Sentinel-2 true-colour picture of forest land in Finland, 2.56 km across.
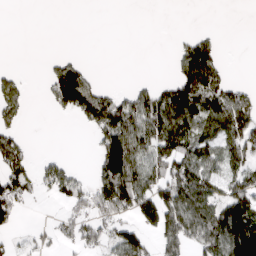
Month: April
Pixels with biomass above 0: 47%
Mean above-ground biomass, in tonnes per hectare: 68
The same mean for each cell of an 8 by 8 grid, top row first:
0 0 0 0 0 0 0 0
0 0 0 0 0 30 101 0
41 63 134 1 11 97 162 16
51 13 115 138 125 155 106 109
61 0 0 165 95 118 73 96
93 70 32 182 114 126 104 75
66 1 60 138 121 145 118 161
15 32 74 63 68 96 123 174
